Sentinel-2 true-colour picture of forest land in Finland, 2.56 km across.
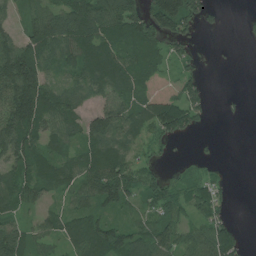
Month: July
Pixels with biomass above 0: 72%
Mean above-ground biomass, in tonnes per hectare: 72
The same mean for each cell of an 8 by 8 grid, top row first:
35 92 129 145 107 181 47 4
116 122 120 99 118 46 2 1
200 86 74 103 56 39 15 0
179 122 60 103 85 122 35 5
125 68 61 84 37 19 5 0
87 85 86 129 58 24 31 0
62 35 54 58 45 75 79 0
106 61 90 88 82 78 110 43
